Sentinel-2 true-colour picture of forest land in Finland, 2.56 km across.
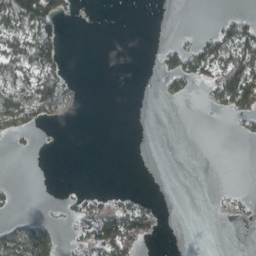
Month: March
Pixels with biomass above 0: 27%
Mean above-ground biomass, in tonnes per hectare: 23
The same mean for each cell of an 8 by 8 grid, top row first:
104 95 4 0 0 0 1 28
62 61 0 0 0 34 58 94
48 69 4 0 0 34 43 140
70 34 2 0 0 0 4 44
5 1 0 0 0 0 0 1
0 0 0 0 0 0 0 0
5 2 42 55 30 0 0 11
77 45 30 95 24 0 0 0
